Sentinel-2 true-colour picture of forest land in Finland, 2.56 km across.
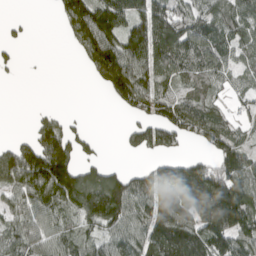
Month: April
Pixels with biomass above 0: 70%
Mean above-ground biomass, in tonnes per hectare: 88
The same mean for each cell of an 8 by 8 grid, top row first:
6 2 144 152 114 99 75 99
22 0 66 133 141 126 95 62
6 1 1 171 102 70 79 39
0 19 3 9 77 112 76 43
54 143 51 1 83 57 73 72
146 207 127 90 75 102 148 130
67 89 124 187 99 129 173 183
71 83 92 90 109 175 151 111
